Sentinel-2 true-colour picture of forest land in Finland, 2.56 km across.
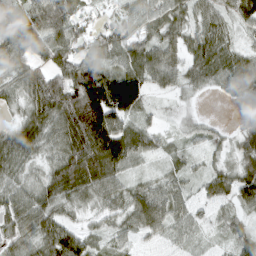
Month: March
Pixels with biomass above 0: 91%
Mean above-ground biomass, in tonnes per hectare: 60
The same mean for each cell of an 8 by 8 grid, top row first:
73 123 32 21 49 54 49 51
104 100 49 61 68 47 63 32
58 89 126 118 78 43 42 56
31 110 161 132 38 15 4 3
72 57 136 122 61 19 29 41
40 55 119 82 21 37 43 70
62 64 31 40 82 62 28 44
46 76 66 32 23 27 12 44
